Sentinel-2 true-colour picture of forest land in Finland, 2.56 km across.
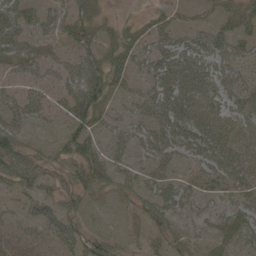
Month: May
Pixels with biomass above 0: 70%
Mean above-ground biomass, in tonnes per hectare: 39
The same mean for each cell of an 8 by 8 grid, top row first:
56 36 41 13 13 26 17 47
58 24 41 39 42 46 55 37
23 31 71 50 36 56 43 38
45 34 73 26 40 53 37 40
50 15 58 40 47 54 57 43
64 34 42 47 35 26 41 44
17 39 30 9 35 48 22 48
14 24 58 32 28 30 25 43
